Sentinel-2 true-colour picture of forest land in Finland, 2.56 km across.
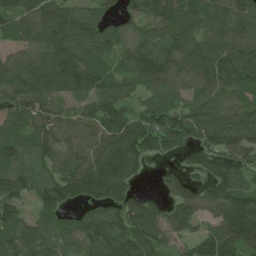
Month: June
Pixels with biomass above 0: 90%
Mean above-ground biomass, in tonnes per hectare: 109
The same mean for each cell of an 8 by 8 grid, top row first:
95 125 91 44 102 128 106 122
55 120 106 87 103 128 135 131
117 155 151 92 107 110 126 115
127 123 79 112 87 115 129 119
79 108 101 145 178 116 109 134
102 103 151 181 42 59 91 79
73 92 62 94 108 98 107 153
112 95 103 133 138 69 95 153
